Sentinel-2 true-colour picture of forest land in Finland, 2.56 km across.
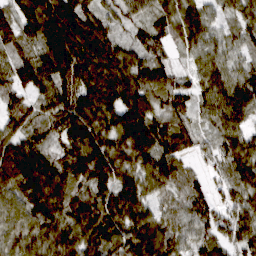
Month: March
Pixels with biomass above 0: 95%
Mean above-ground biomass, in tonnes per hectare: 87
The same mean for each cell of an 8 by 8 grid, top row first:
57 124 129 54 58 97 60 76
53 73 139 91 70 44 72 52
58 107 116 120 96 61 76 85
56 75 115 120 107 69 60 102
67 52 81 112 150 88 36 95
97 108 85 107 106 80 33 95
87 111 113 122 92 55 66 86
82 109 133 117 97 69 69 86
